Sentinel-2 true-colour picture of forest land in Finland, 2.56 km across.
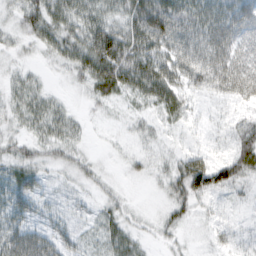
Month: February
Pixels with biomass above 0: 81%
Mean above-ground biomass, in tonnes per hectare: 34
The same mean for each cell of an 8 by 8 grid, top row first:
26 49 42 40 74 72 49 66
15 25 46 83 58 74 78 59
21 8 24 63 60 53 55 76
27 36 8 7 15 30 9 17
27 31 16 6 16 10 12 40
37 16 20 7 13 39 78 43
41 21 15 21 5 29 11 9
61 50 22 34 14 11 11 18
